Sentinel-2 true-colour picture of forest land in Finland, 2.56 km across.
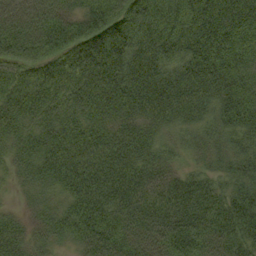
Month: September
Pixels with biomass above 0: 98%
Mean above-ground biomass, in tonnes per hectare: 68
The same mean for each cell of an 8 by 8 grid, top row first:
74 86 64 89 99 72 100 70
95 82 86 100 65 72 112 82
60 73 73 76 74 67 99 73
61 63 61 57 58 62 55 81
47 64 63 64 61 33 46 44
32 59 82 74 63 47 47 50
16 44 75 74 78 89 84 63
56 45 63 81 70 87 73 60
